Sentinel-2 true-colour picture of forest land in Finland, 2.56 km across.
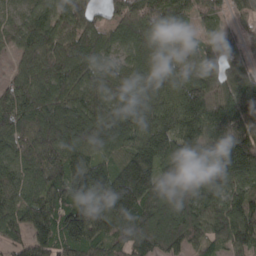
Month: March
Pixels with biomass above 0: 94%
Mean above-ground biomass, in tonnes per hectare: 112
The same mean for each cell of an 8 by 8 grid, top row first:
42 88 98 58 125 79 61 33
59 114 116 77 122 38 53 55
70 132 110 95 107 99 81 91
129 121 140 133 136 147 121 126
96 129 164 130 143 136 136 171
82 110 140 113 146 116 106 116
99 124 166 184 138 171 108 118
61 139 166 110 159 149 83 121
